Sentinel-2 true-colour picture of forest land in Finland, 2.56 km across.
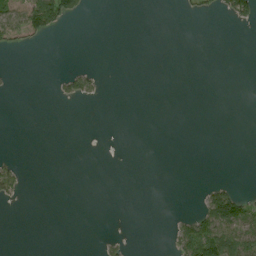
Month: August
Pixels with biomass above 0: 11%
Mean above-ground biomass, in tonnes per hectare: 10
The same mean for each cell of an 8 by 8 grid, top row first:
59 100 20 0 0 2 8 33
19 2 0 0 0 0 0 0
3 1 38 0 0 0 0 0
0 0 0 0 0 0 0 0
0 0 0 0 0 0 0 0
31 0 0 0 0 0 0 0
2 0 0 0 0 0 61 66
0 0 0 9 0 36 118 59
